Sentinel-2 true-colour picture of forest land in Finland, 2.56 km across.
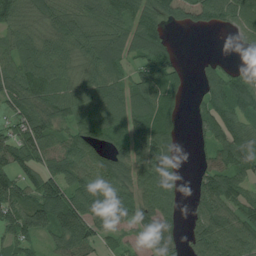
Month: July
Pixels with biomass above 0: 82%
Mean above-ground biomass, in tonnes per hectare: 83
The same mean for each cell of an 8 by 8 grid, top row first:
86 85 104 110 97 105 108 84
82 102 96 94 89 23 1 13
95 106 76 76 89 60 61 94
66 87 74 91 102 46 76 101
104 103 92 62 112 45 50 107
73 102 89 99 108 77 69 78
105 136 117 100 91 56 87 76
75 54 107 37 45 45 113 120
